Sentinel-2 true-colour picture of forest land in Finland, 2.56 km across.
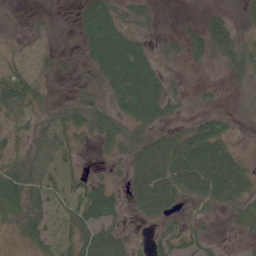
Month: June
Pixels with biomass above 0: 77%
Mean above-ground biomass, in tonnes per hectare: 43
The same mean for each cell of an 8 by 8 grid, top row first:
8 8 33 57 26 5 23 13
16 12 25 99 44 16 62 44
63 20 21 61 88 15 5 19
52 26 47 46 72 20 23 8
26 55 22 38 58 87 110 15
55 55 33 15 84 109 139 82
56 43 73 57 58 39 33 44
21 41 53 67 15 49 30 11
